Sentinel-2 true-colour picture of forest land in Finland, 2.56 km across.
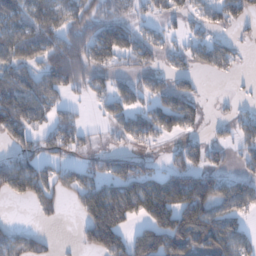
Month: January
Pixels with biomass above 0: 60%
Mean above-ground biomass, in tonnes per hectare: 78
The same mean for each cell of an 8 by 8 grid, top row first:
97 94 86 85 35 50 54 64
105 115 125 134 76 33 78 18
89 90 85 69 50 50 9 6
139 72 29 51 70 127 18 31
62 59 43 22 43 31 52 57
134 81 75 93 105 103 96 53
6 41 79 190 131 178 131 86
74 26 41 145 126 153 162 89
